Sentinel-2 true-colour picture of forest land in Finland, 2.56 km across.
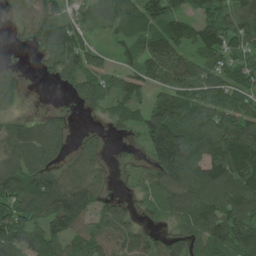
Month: July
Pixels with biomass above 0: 81%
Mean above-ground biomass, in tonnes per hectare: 89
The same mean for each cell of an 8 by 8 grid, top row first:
33 85 44 92 109 93 104 115
12 100 97 34 97 103 95 62
28 19 111 68 91 156 88 70
23 26 33 59 104 149 117 97
97 108 38 23 87 236 145 147
145 95 92 30 53 132 133 132
108 125 113 72 41 76 90 123
114 87 69 81 58 82 90 136
